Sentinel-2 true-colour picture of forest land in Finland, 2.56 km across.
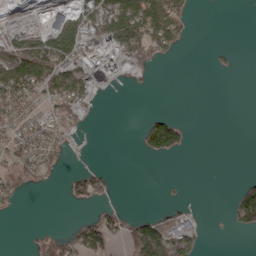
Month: April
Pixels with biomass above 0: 35%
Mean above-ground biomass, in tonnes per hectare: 41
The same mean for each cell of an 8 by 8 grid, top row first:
14 36 102 149 142 67 0 0
83 114 117 144 119 41 4 3
133 115 110 68 9 0 0 0
70 38 49 0 9 6 0 0
61 66 5 0 51 69 0 0
35 23 52 22 0 0 0 10
12 0 10 19 0 18 0 95
0 10 85 50 126 78 6 0
